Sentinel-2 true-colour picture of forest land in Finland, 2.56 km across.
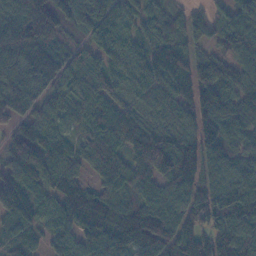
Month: November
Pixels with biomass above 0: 95%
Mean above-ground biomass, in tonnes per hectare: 97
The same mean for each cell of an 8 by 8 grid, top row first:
118 135 96 96 76 72 44 82
150 128 56 125 93 120 53 83
116 122 112 91 97 110 110 80
84 71 98 92 58 75 93 74
83 96 69 126 127 94 89 71
102 93 64 124 95 116 80 79
125 77 152 121 104 99 111 111
89 52 83 122 109 106 87 123
